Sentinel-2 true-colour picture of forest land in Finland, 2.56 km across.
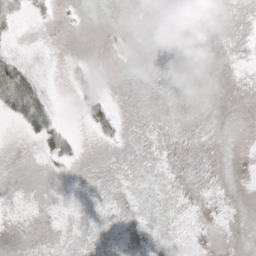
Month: March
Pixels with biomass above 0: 21%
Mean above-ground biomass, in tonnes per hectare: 4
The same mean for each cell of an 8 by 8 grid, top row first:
13 5 1 0 1 0 0 0
4 1 0 3 0 0 0 0
61 5 12 0 0 0 0 0
37 42 9 15 0 0 0 0
0 26 8 4 0 0 0 0
0 2 0 0 1 0 0 0
1 1 1 1 1 1 0 0
0 0 1 1 1 1 0 0
